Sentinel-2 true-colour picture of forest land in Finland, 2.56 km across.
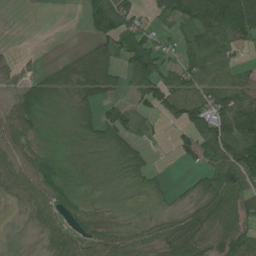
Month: July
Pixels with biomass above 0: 70%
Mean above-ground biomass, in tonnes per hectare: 45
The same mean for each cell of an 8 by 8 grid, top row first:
2 0 15 100 25 60 109 172
4 0 17 59 70 28 67 37
24 33 45 53 77 55 74 51
63 10 25 30 37 58 91 108
50 8 5 40 29 29 77 112
49 50 3 10 35 3 53 101
7 48 23 11 7 18 65 69
7 38 37 44 33 61 57 73
